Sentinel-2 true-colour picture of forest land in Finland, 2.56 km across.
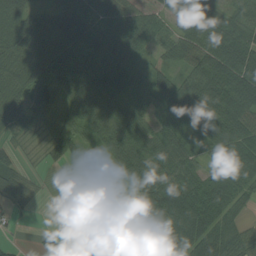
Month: August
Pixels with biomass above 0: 83%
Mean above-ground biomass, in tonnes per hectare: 63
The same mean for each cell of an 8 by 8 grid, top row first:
84 58 65 72 54 62 78 62
70 82 92 100 45 60 81 91
67 76 101 93 41 54 105 98
57 44 80 84 46 56 106 96
22 26 45 103 75 52 54 76
58 7 20 20 109 77 41 69
32 2 22 14 45 116 78 39
6 18 47 96 47 96 83 57
